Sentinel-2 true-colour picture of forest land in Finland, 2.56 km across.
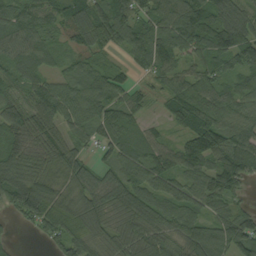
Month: September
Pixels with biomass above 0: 91%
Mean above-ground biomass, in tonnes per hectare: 89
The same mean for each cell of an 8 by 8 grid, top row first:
80 73 93 154 86 113 128 99
87 63 56 57 105 102 120 122
70 75 80 78 28 73 74 58
82 109 95 86 40 88 98 72
84 99 52 93 85 65 149 108
132 95 93 67 95 90 103 100
96 129 101 94 107 86 70 49
12 59 121 67 90 81 137 129
